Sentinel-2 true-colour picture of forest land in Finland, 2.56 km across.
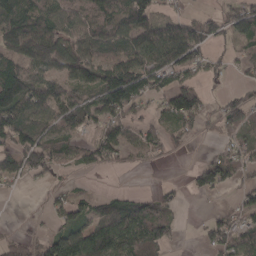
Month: March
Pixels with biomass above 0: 67%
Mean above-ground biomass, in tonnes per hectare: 65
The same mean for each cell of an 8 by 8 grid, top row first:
121 74 63 71 96 34 39 84
108 108 69 64 92 108 48 35
137 82 75 121 75 62 35 18
114 86 114 90 42 89 35 88
106 97 53 89 51 27 6 48
56 55 21 6 2 1 84 34
0 25 59 93 72 32 7 46
44 58 110 136 132 31 48 86
